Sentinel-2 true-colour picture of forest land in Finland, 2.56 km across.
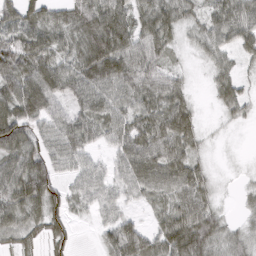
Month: March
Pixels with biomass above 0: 83%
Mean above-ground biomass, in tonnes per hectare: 60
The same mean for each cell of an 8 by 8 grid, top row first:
64 52 66 88 50 55 47 80
88 69 63 97 62 23 48 47
99 92 78 86 69 38 20 36
97 78 60 67 64 81 3 35
100 59 68 49 84 83 12 1
103 97 51 48 88 78 33 4
90 96 32 42 24 66 60 14
43 56 7 69 80 91 83 45
